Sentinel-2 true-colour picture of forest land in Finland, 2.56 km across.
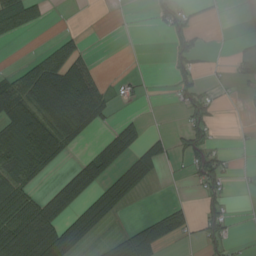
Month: August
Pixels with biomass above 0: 39%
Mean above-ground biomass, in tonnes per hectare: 36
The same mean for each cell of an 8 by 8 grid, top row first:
84 12 0 0 1 41 5 2
1 22 23 0 0 36 8 14
51 94 79 6 7 28 8 23
69 68 87 20 5 7 36 3
67 78 19 71 44 20 34 1
67 18 65 50 53 2 70 4
92 80 50 53 1 29 32 1
103 103 50 24 83 21 49 7
